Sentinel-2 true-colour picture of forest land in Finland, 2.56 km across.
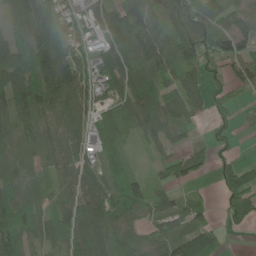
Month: June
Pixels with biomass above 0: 82%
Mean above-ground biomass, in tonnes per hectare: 73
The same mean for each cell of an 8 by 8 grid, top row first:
84 87 55 94 117 80 102 48
97 111 48 79 102 79 89 64
117 118 84 79 75 76 61 50
91 89 76 53 85 87 51 35
82 76 88 51 31 42 34 12
97 50 96 63 30 55 15 77
120 56 102 99 71 60 37 83
101 65 100 88 71 84 67 1
